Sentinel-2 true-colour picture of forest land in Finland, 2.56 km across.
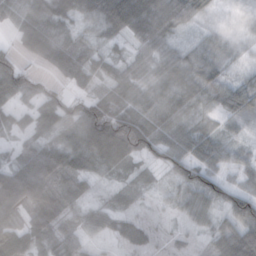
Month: October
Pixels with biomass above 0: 82%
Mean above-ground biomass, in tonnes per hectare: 48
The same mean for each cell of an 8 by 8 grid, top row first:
47 66 49 88 85 63 14 8
34 82 46 25 43 28 23 10
80 29 50 54 40 52 38 19
37 59 68 106 58 51 27 33
24 59 71 114 82 59 44 17
93 84 64 26 19 47 59 19
53 79 26 31 8 23 53 86
74 42 41 20 24 12 26 101
